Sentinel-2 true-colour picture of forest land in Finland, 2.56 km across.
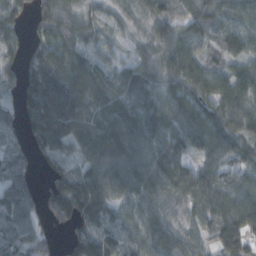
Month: October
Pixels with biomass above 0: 90%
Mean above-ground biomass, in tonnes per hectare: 80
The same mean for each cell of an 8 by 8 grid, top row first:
78 88 63 40 61 91 82 76
55 94 69 38 45 88 52 74
52 149 111 59 87 95 99 100
44 135 99 93 95 92 90 97
27 70 70 109 83 76 94 86
57 44 71 89 89 96 91 75
87 74 119 73 74 49 90 109
84 50 78 61 85 84 53 104
